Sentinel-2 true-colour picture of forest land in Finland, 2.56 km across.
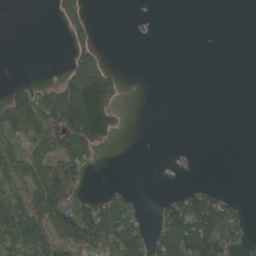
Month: May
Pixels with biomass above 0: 36%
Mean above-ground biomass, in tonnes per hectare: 50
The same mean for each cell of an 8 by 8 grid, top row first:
0 2 36 0 3 0 0 0
0 0 37 1 0 0 0 0
7 13 114 66 0 0 0 0
156 146 180 81 0 0 0 0
83 158 171 26 0 0 0 0
74 174 59 0 0 3 0 0
133 157 82 102 13 61 106 31
88 129 143 118 68 133 178 55
